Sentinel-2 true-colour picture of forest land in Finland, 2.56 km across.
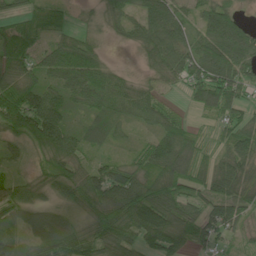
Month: June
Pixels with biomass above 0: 89%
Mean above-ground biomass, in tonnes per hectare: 73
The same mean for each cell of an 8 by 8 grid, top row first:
49 63 20 53 75 80 69 36
77 68 95 10 55 89 99 118
84 63 108 70 28 45 127 91
120 117 41 78 72 33 52 59
52 100 67 42 45 119 37 83
49 74 72 112 92 104 70 75
86 65 55 96 125 88 62 64
60 99 86 82 93 99 56 25
